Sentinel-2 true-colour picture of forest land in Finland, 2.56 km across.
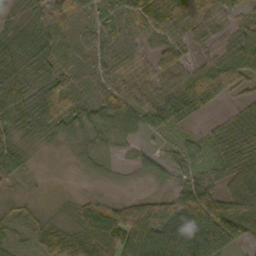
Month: October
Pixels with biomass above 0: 87%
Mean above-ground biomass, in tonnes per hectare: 48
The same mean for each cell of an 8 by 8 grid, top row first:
32 49 29 28 45 53 42 17
62 57 24 46 30 47 20 68
50 63 23 41 41 47 97 63
59 77 62 74 60 57 19 27
36 22 33 32 17 21 28 47
27 6 9 12 26 31 31 59
29 15 39 61 70 69 114 67
27 67 71 102 107 125 126 50
